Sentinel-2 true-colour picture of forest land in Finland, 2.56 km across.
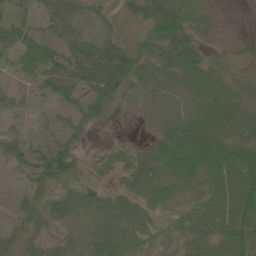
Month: June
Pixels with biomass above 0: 80%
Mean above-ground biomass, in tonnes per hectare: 40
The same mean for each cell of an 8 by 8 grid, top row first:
29 28 25 11 33 45 8 1
33 34 33 67 40 66 18 12
7 41 70 108 40 51 67 22
20 12 39 27 25 65 70 43
43 31 17 12 14 104 103 65
17 52 21 18 59 57 64 97
18 30 35 34 32 24 48 95
25 20 27 43 26 26 54 86
